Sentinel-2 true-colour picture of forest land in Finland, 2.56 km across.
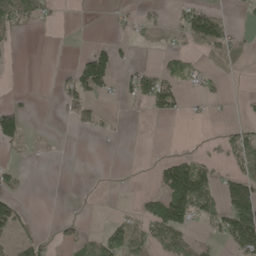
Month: May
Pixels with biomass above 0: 30%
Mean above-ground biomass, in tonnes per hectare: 32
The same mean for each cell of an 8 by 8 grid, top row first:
77 21 0 10 22 18 86 7
4 0 3 31 7 17 58 29
0 0 90 46 67 41 24 3
49 0 50 6 11 32 8 6
36 2 0 2 1 0 10 49
27 0 0 1 0 154 58 65
47 0 1 2 29 129 54 135
33 14 32 67 63 77 21 102
